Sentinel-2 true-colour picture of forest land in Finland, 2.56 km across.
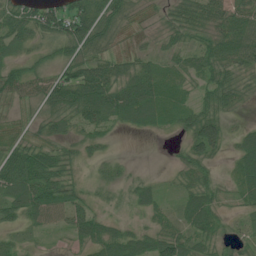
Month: July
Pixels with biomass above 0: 80%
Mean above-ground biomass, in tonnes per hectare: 41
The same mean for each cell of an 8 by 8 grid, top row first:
55 70 81 51 10 32 49 50
37 26 52 23 13 28 42 72
53 46 79 68 62 37 40 34
25 39 67 72 72 50 45 13
37 38 28 9 0 10 73 46
85 72 19 16 10 16 28 48
57 77 44 9 31 28 60 19
21 7 35 56 40 61 39 20
